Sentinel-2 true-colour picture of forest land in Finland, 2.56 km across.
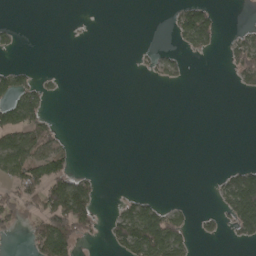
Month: April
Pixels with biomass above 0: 25%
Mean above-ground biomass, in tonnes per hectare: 30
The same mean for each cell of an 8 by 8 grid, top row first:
1 0 1 0 0 38 66 0
18 0 0 0 7 16 31 68
61 14 0 0 5 22 0 34
99 32 0 0 0 0 0 0
69 56 2 0 0 0 0 0
62 63 39 0 0 0 2 74
45 96 129 11 68 26 4 122
1 147 54 42 146 85 12 23
